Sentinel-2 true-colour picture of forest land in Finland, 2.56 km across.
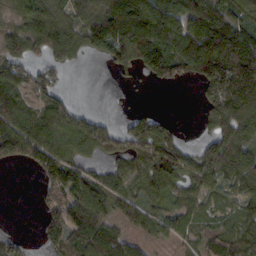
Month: February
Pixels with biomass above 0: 72%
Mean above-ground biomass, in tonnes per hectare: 89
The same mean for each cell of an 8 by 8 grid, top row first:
50 81 71 172 210 162 146 90
70 109 70 130 158 124 166 181
98 55 0 7 24 46 131 191
149 104 50 9 38 3 84 138
121 127 93 81 114 92 64 109
0 96 104 79 92 116 100 97
0 68 139 64 61 58 47 48
34 82 122 136 38 38 60 77
